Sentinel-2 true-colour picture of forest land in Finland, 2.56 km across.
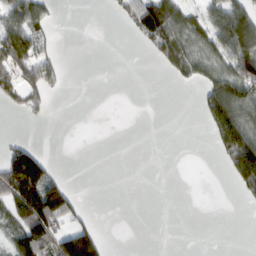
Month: February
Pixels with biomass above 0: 33%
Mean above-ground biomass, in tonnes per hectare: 45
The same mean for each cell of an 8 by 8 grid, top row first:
75 44 0 12 126 102 56 100
105 29 0 0 22 97 70 132
52 77 0 0 0 21 57 115
13 25 0 0 0 0 76 107
34 1 0 0 0 0 12 181
180 91 0 0 0 0 0 142
119 189 29 0 0 0 0 4
80 119 166 4 0 0 0 0
